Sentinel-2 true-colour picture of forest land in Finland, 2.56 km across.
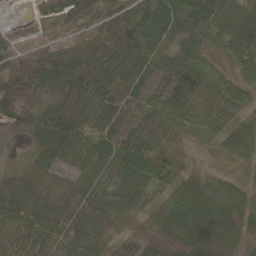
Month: May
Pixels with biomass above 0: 87%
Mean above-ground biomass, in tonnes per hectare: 63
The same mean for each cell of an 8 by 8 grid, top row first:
20 48 71 77 101 82 79 81
48 45 69 95 76 47 33 75
71 93 124 106 79 91 62 39
88 64 99 78 64 67 49 39
5 109 64 61 61 28 8 56
40 36 40 46 82 38 22 16
90 60 65 54 39 76 81 64
33 48 76 44 40 98 131 69
